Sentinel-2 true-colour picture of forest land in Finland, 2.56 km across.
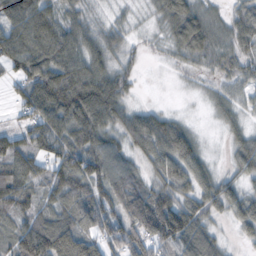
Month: November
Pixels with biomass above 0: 85%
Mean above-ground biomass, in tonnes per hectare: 70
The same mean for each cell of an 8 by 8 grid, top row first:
107 93 48 20 13 97 49 57
103 110 81 62 16 56 90 61
39 111 117 89 6 6 20 49
29 117 127 92 47 18 14 35
65 75 94 61 88 122 14 55
99 39 89 91 45 91 56 52
70 50 85 80 115 119 71 66
81 129 105 86 92 104 77 20
